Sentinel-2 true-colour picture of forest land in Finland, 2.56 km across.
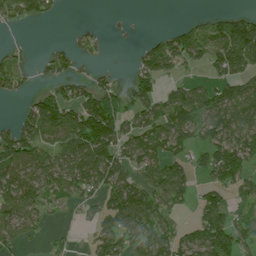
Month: July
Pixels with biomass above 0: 62%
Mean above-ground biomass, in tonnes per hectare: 71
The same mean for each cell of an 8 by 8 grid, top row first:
70 36 0 5 1 1 28 53
18 16 33 6 42 98 88 166
51 33 41 32 85 35 38 85
15 105 102 151 79 96 93 126
123 71 104 125 113 99 93 132
101 88 111 115 71 102 56 103
89 47 39 106 103 50 103 50
47 13 5 111 82 76 114 85
